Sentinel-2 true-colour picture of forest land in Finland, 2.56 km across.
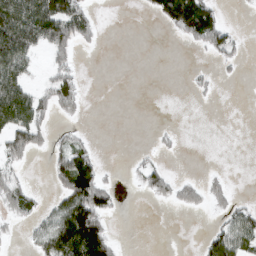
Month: March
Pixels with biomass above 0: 35%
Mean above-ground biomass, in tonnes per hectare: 34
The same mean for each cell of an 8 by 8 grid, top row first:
125 131 73 0 6 110 91 1
121 77 26 0 0 0 44 14
75 38 26 0 0 0 8 3
112 38 18 0 0 0 0 0
66 27 23 0 1 5 0 0
30 22 130 5 36 18 10 0
41 21 128 36 0 16 18 27
5 68 166 42 0 0 40 54
